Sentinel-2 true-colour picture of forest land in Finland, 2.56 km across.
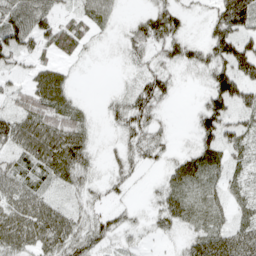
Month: April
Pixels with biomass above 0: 73%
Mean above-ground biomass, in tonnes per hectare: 41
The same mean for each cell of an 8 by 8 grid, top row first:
71 50 41 26 31 46 25 107
69 45 38 5 36 45 61 93
22 74 3 1 37 18 39 90
53 65 26 21 51 1 76 39
52 88 64 8 53 8 56 40
38 40 43 22 8 41 36 21
56 52 27 23 9 43 20 22
64 65 52 29 9 13 53 61
